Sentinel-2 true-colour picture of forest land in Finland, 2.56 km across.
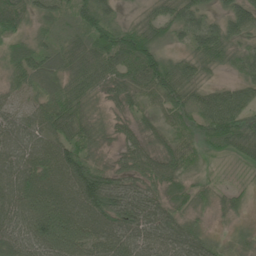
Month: June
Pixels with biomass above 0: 88%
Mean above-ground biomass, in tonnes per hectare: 54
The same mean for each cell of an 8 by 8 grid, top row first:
66 34 52 35 30 61 31 67
38 37 55 95 90 23 61 32
34 53 61 44 66 66 20 36
34 60 41 15 24 46 71 60
73 59 49 15 33 53 36 67
85 77 121 57 43 41 13 6
94 101 98 99 80 35 15 16
90 113 90 82 71 79 37 16
